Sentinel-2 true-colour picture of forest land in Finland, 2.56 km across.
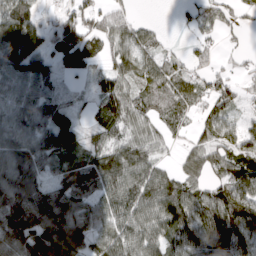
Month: March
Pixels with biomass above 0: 81%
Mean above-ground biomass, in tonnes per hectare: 76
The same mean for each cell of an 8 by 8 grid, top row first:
107 21 69 62 9 9 57 31
181 70 93 55 57 12 36 15
89 68 20 85 69 77 50 32
88 89 29 103 72 76 51 31
111 105 54 83 70 23 59 65
113 60 91 117 98 54 62 105
115 138 77 98 95 122 112 113
102 125 83 106 99 84 117 123
